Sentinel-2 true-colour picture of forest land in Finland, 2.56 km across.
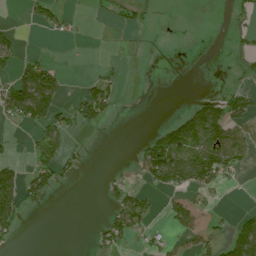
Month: July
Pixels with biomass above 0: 30%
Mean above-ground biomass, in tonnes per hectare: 33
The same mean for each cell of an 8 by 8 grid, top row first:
0 45 4 17 19 0 0 18
42 1 1 2 1 0 0 13
90 103 10 29 0 0 0 13
93 108 70 31 0 12 78 51
6 66 8 0 25 81 85 60
77 66 8 11 40 109 85 14
105 5 0 36 55 43 19 6
17 0 0 50 22 17 34 83
